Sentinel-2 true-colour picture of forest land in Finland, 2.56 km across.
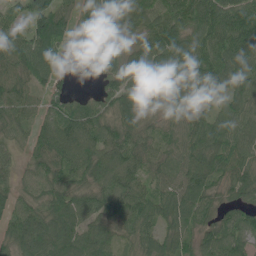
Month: June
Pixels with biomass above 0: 93%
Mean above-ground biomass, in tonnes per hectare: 78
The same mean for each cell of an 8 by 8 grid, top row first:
44 116 72 95 98 101 120 126
89 95 76 69 82 123 100 119
77 58 3 66 88 101 92 88
66 46 70 72 81 67 66 65
38 87 93 84 65 57 85 74
47 76 71 93 62 62 80 76
69 78 81 78 76 90 62 63
80 101 93 60 73 69 62 85
